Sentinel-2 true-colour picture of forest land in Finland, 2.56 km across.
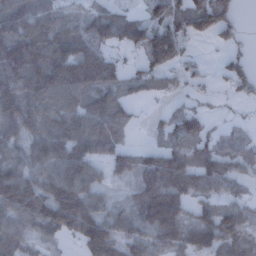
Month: December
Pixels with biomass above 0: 78%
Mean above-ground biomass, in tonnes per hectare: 90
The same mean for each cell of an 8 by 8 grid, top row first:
113 75 66 74 53 104 151 41
152 137 84 49 100 121 9 31
141 153 113 44 68 46 19 101
129 96 106 116 8 67 31 8
86 119 127 92 20 67 80 68
140 111 144 52 112 149 112 46
138 146 167 53 127 122 43 37
90 53 101 140 94 97 131 88
